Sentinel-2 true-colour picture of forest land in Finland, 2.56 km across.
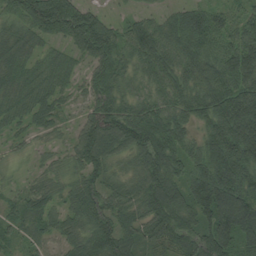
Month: August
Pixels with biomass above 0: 93%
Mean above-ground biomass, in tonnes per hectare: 91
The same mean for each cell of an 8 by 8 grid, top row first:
75 188 142 18 35 54 96 65
92 44 99 115 102 97 91 149
74 69 40 109 54 80 96 141
61 74 37 145 84 74 113 212
30 27 89 111 119 93 113 197
13 45 68 55 99 80 163 136
52 61 97 90 90 100 140 146
52 51 73 115 79 100 126 97
